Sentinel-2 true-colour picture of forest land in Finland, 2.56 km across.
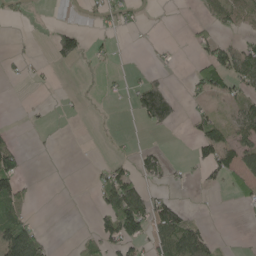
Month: May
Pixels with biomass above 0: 29%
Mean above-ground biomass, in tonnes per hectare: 29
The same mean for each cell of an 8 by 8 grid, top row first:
8 0 4 23 4 1 14 40
4 20 56 11 3 4 35 54
7 7 1 7 42 2 72 58
1 4 2 1 94 50 24 43
23 2 0 5 9 0 61 61
75 0 0 58 43 10 24 40
73 0 0 75 98 63 1 5
136 24 23 61 49 100 44 1
